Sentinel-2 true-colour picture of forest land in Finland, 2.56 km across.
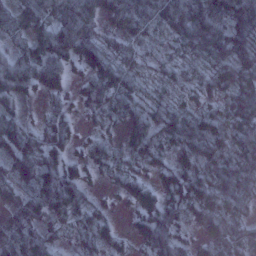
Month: January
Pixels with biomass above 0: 89%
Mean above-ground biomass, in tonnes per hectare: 49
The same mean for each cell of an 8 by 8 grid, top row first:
58 67 95 44 63 64 108 94
39 87 87 32 36 33 79 65
72 57 25 69 30 27 33 68
33 21 19 43 42 22 15 68
74 48 22 22 53 38 26 74
52 63 36 17 23 52 58 66
40 60 45 14 44 44 56 42
85 35 23 27 39 42 41 52
